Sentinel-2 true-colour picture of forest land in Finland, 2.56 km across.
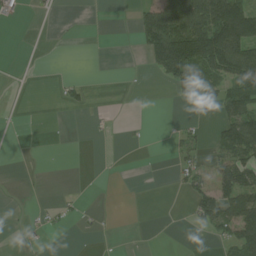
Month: July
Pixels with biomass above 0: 27%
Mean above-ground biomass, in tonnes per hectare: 33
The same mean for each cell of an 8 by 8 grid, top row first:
17 3 0 0 51 120 144 168
0 0 0 0 53 182 170 143
0 0 11 0 1 60 50 106
0 0 7 2 0 0 3 107
0 1 0 1 5 32 21 130
0 2 0 0 0 22 41 111
1 16 11 1 0 0 91 107
6 11 1 0 0 1 9 103
